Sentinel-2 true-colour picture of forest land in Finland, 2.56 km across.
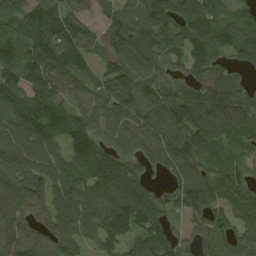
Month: August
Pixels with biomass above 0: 90%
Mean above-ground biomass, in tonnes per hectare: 93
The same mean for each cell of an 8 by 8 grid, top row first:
71 122 72 66 82 76 88 59
103 148 112 83 92 70 102 85
100 115 78 118 82 48 86 61
104 110 65 95 97 110 141 155
106 91 85 58 91 110 89 74
111 97 88 137 56 70 86 74
108 102 109 107 125 67 102 91
111 91 81 90 123 68 65 86
